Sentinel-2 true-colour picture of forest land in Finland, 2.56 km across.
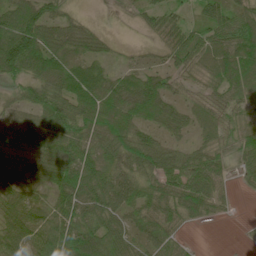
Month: June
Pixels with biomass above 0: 89%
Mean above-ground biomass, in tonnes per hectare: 67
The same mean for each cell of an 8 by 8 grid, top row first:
100 75 20 5 39 40 64 67
150 96 61 17 14 68 78 99
48 83 91 59 67 45 48 82
56 86 80 86 74 53 63 47
64 83 78 92 83 43 43 57
71 82 104 75 69 86 85 25
93 73 95 89 65 82 67 5
103 110 122 78 60 42 0 3
